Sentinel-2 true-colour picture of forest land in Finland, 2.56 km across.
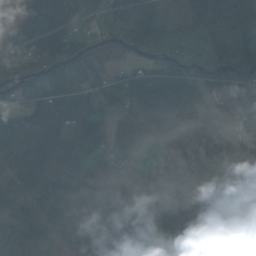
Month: September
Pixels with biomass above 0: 83%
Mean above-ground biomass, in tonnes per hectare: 75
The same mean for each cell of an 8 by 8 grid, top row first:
74 107 69 54 70 23 83 81
75 123 90 61 81 39 33 63
82 93 82 56 74 99 60 72
84 95 111 55 106 97 56 33
102 81 100 89 42 56 75 15
91 117 89 45 52 75 51 35
107 87 133 115 92 53 27 15
112 90 115 114 95 78 20 52
